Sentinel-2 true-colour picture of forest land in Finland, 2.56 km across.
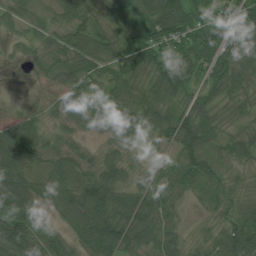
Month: July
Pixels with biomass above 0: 93%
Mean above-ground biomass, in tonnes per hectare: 63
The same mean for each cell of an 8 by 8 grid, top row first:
37 30 57 50 73 102 55 78
20 43 67 63 91 83 88 65
4 32 66 67 82 98 60 62
27 39 63 65 79 63 54 35
95 44 28 41 31 78 78 56
92 76 80 69 47 64 79 36
89 41 103 101 82 37 38 56
112 65 65 121 77 47 45 98
